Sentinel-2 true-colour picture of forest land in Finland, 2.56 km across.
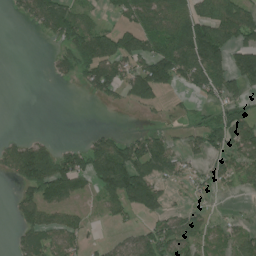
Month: July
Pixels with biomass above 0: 53%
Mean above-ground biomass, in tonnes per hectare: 72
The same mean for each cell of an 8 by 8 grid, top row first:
23 130 87 32 104 126 120 140
0 11 105 109 93 158 191 115
0 10 43 99 151 88 136 104
0 0 0 5 20 18 41 70
54 38 29 104 97 39 94 97
72 175 113 171 138 54 49 69
60 88 24 49 94 33 29 6
39 80 46 18 79 126 69 74
